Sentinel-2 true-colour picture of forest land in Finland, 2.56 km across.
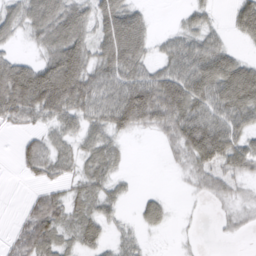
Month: March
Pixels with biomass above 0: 71%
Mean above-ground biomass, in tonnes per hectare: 46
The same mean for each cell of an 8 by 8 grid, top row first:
44 82 52 79 32 7 25 52
14 50 63 87 54 47 59 14
105 103 88 67 73 83 86 104
67 65 53 82 122 89 70 75
12 26 32 36 2 41 98 57
5 28 29 35 0 7 36 37
3 62 36 27 31 7 6 25
33 66 43 22 16 6 1 5
